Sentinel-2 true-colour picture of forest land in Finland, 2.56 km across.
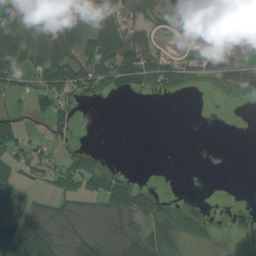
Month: August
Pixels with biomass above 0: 54%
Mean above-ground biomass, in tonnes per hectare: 37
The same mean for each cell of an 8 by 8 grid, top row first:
56 53 66 73 40 28 81 77
112 66 62 123 85 15 61 31
41 56 78 61 41 46 23 43
17 31 9 0 0 0 0 0
44 28 8 0 0 0 0 0
26 32 78 41 0 0 0 0
54 18 13 45 67 26 7 0
112 65 37 26 66 49 16 0
